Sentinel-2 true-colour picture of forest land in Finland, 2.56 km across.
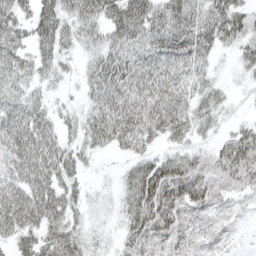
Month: April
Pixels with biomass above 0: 86%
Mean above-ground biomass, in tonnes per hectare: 44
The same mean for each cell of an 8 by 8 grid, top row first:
45 54 52 52 67 66 55 48
46 46 28 50 45 58 42 34
47 26 20 64 54 47 30 11
52 34 30 64 65 58 38 7
63 58 35 39 39 33 23 69
45 57 26 7 67 69 50 43
79 71 28 15 71 57 34 13
51 54 43 15 52 39 26 3
